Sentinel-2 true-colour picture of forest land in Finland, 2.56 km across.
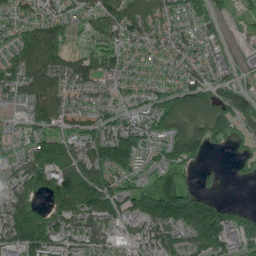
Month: June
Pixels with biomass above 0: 85%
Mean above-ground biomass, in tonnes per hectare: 104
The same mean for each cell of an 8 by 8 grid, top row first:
79 93 74 134 145 94 65 26
113 183 42 96 84 85 60 16
144 152 122 86 70 86 93 47
39 143 83 79 85 134 107 128
49 131 115 177 91 126 85 42
133 140 177 126 61 109 21 18
168 93 155 126 134 212 150 36
151 153 126 74 94 124 171 76
